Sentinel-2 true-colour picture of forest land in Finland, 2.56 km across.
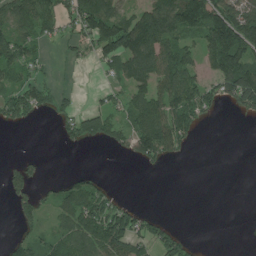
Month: July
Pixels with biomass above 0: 52%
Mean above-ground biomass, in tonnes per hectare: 73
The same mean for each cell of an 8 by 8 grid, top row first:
129 114 140 149 118 159 169 170
135 27 47 146 160 117 108 181
76 47 4 33 104 128 75 186
127 39 64 71 117 138 63 57
0 0 46 56 155 107 0 0
59 12 37 5 4 0 0 0
40 41 119 96 20 0 0 0
46 46 101 134 93 77 1 0
